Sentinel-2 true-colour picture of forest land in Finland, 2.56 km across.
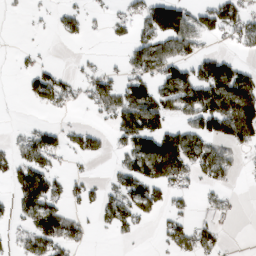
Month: March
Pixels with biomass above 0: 45%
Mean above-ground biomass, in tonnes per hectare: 54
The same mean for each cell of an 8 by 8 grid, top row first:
3 10 34 26 73 121 76 77
7 4 3 7 84 92 22 27
4 76 34 56 70 127 147 115
1 16 8 66 125 56 136 163
33 68 42 23 109 102 83 69
61 79 18 26 116 83 61 19
34 88 28 68 87 24 21 8
30 87 34 10 2 59 52 1
